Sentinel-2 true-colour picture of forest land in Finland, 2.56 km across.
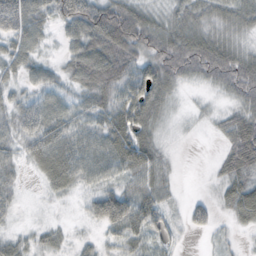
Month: October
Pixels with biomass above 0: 82%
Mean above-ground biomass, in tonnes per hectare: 40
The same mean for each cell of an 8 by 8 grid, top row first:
92 42 86 99 46 36 37 42
43 13 54 89 52 63 63 32
30 32 48 79 59 35 33 58
50 57 37 61 61 10 10 38
36 70 51 59 47 4 1 64
27 44 43 32 46 11 6 42
19 6 11 79 53 12 29 56
25 24 12 24 38 17 8 8
